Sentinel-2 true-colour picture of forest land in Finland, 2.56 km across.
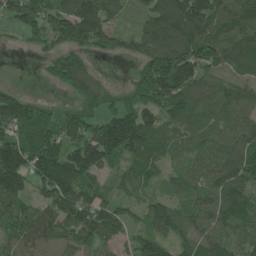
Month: June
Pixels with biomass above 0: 87%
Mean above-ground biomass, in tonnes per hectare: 104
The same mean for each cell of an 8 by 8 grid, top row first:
100 105 175 95 79 164 152 144
12 55 92 72 106 163 146 167
3 35 100 11 94 164 96 82
147 59 91 81 119 112 75 104
156 135 125 185 146 65 77 120
160 159 148 48 77 50 89 133
98 101 138 84 72 81 110 169
87 106 92 67 86 82 123 67
